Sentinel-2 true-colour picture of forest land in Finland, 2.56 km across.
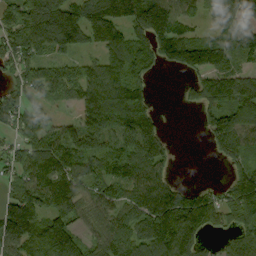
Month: September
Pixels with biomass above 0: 79%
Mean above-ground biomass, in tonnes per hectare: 125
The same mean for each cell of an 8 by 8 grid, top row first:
126 287 184 190 206 137 61 138
147 130 92 149 114 183 160 152
87 132 114 134 77 7 120 137
124 43 102 200 152 4 92 137
72 138 166 115 183 14 43 129
84 164 140 119 154 31 0 97
178 114 105 115 150 209 138 160
173 173 94 129 170 210 43 101
